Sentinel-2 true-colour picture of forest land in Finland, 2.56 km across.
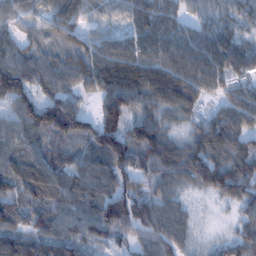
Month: January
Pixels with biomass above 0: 93%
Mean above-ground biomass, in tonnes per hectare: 85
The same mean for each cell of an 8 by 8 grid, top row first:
81 96 89 46 102 82 67 76
68 53 89 103 103 103 108 83
156 87 95 99 85 82 95 61
86 129 72 137 64 52 37 91
84 77 78 152 122 69 105 73
106 109 91 110 64 77 112 98
79 83 84 128 78 62 13 56
102 100 81 59 61 77 25 63
